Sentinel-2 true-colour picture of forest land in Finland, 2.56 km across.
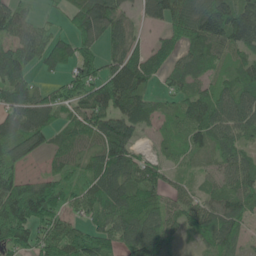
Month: June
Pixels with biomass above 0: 84%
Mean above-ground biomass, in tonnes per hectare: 68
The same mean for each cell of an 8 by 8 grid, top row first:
72 12 81 96 41 109 133 118
70 69 69 51 38 46 71 64
91 24 71 94 72 44 47 70
79 67 67 98 67 48 100 97
82 47 54 108 20 45 62 66
59 41 51 104 70 28 27 76
128 95 41 89 80 47 58 72
79 65 87 66 115 31 63 53
